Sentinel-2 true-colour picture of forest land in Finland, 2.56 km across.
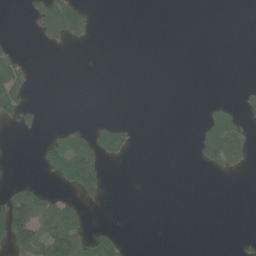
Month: June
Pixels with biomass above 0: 18%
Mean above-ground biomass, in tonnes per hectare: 23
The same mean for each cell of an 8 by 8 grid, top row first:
0 115 100 0 0 0 0 0
18 13 5 0 0 0 0 0
76 0 0 0 0 0 0 2
59 1 0 0 0 0 20 28
0 47 83 72 0 0 35 75
4 22 144 1 0 0 5 7
120 78 37 0 0 0 0 0
96 79 72 48 0 0 0 7
